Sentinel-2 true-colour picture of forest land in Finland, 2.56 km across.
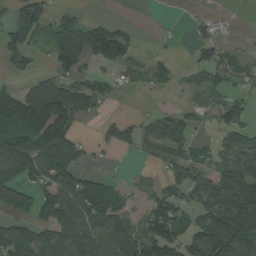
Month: August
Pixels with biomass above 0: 60%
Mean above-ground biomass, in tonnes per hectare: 74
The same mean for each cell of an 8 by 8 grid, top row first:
78 60 31 8 1 2 19 1
85 53 173 127 11 7 62 9
27 65 52 29 23 19 33 34
152 173 83 5 12 35 29 55
101 162 61 66 52 58 26 76
79 123 99 24 9 58 71 176
153 136 146 113 35 90 126 179
89 97 135 118 91 90 185 160
